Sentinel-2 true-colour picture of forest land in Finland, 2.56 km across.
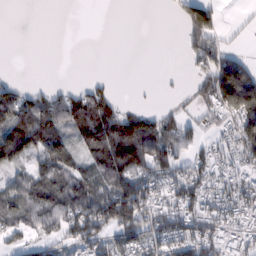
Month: February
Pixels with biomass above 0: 59%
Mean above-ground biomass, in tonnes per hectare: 66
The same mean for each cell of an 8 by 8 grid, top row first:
0 0 0 0 0 21 94 6
0 0 0 0 0 1 100 19
19 4 5 14 1 4 85 224
95 94 106 94 55 32 53 166
148 88 62 162 157 93 30 87
54 105 85 112 99 87 65 63
82 84 104 172 131 98 83 83
44 50 85 85 111 105 88 53
